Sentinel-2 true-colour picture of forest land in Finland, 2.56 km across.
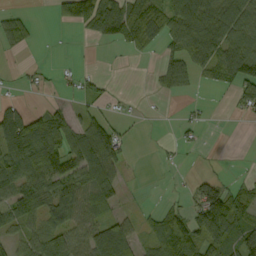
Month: September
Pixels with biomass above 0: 55%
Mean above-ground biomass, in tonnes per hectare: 51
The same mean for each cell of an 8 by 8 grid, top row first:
37 8 96 37 92 96 126 91
33 1 1 4 38 53 101 91
8 9 30 6 1 68 24 99
55 56 16 14 4 2 9 27
132 120 87 78 2 15 3 0
96 99 81 68 1 3 7 11
81 69 80 45 12 32 60 87
39 64 52 137 38 123 90 91
